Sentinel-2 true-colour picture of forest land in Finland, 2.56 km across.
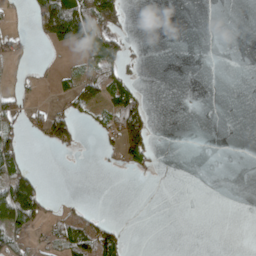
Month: April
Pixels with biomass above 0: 24%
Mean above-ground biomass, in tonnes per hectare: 24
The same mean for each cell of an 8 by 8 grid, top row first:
7 112 127 100 0 0 0 0
24 13 54 64 4 0 0 0
11 6 50 66 9 0 0 0
37 39 34 52 57 1 0 0
57 29 15 28 73 0 0 0
69 4 0 4 8 0 0 0
119 35 24 0 0 0 0 0
37 25 91 63 0 0 0 0
